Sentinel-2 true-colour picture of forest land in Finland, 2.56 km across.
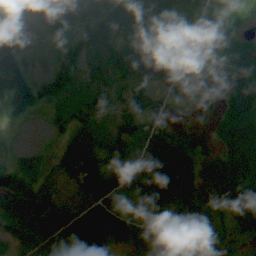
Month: August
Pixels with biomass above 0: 86%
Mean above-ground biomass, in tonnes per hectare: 42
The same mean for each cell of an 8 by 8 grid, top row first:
40 43 92 53 54 29 47 28
37 20 49 26 48 45 34 40
33 56 35 47 49 32 40 73
26 22 36 38 42 11 14 63
10 6 49 53 47 46 41 68
48 14 48 39 59 65 55 70
45 39 31 40 39 51 38 56
49 55 53 39 21 53 40 21
